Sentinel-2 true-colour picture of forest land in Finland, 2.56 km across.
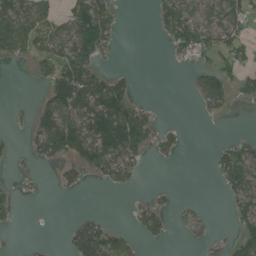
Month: June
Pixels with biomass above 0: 41%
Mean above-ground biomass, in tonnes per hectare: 46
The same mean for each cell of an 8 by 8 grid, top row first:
89 57 113 68 0 100 60 66
71 58 123 31 0 55 72 59
0 66 123 73 0 0 67 52
7 72 113 136 43 0 24 1
10 84 102 112 65 32 3 35
8 2 39 59 14 0 6 92
25 0 4 0 39 23 5 60
3 5 84 81 25 4 25 70
